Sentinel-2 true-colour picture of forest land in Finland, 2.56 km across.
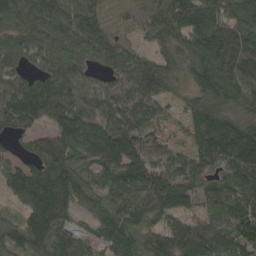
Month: April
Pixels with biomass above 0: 92%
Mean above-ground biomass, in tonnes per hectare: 118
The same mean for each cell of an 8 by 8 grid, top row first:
115 147 139 68 95 139 152 143
107 125 139 119 43 114 168 157
93 116 102 87 164 75 144 140
159 128 142 121 135 30 154 89
30 98 150 180 103 49 154 194
110 122 72 113 169 125 81 145
40 186 62 115 150 120 78 126
55 152 86 105 95 153 159 119
